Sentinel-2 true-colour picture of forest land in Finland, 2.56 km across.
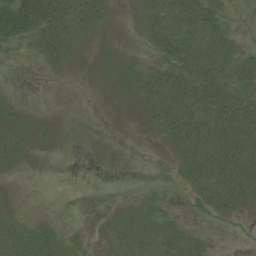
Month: July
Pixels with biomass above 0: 52%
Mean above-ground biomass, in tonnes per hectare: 21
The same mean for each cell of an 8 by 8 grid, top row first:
64 63 58 10 25 44 42 4
12 33 13 2 7 46 48 19
1 0 0 6 23 47 53 32
13 1 0 1 19 58 56 52
25 5 0 0 1 26 49 57
2 0 0 0 0 7 45 48
1 0 0 2 14 4 18 21
42 26 3 15 27 24 7 2
